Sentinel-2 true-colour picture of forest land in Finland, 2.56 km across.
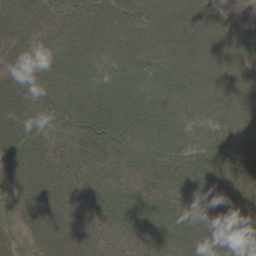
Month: June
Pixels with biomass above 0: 97%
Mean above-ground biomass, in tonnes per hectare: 56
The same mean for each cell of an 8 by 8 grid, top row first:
63 58 58 68 68 62 45 27
44 57 62 62 72 68 51 37
53 69 59 40 48 74 73 52
67 63 73 65 53 64 48 62
52 56 63 67 61 57 57 63
39 70 59 52 54 56 55 51
21 63 53 72 66 59 46 41
19 51 59 47 54 67 50 55
